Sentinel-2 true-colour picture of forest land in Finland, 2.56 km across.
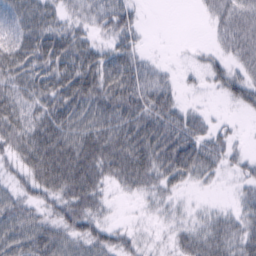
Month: February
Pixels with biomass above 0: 79%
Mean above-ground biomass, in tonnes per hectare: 36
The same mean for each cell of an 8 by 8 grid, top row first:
45 37 25 47 9 0 17 41
50 60 47 33 15 1 11 41
47 54 68 52 44 13 20 38
53 48 57 52 53 40 10 12
48 60 61 54 58 60 41 10
26 57 56 36 45 39 22 16
42 32 48 11 8 14 10 21
52 49 42 36 12 20 40 35
